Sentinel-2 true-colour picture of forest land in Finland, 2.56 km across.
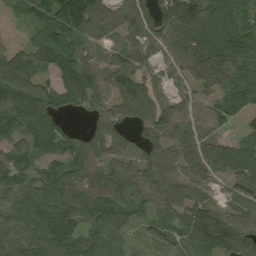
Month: August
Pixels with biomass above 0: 90%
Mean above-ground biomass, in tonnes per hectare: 102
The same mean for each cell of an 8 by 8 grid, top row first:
89 125 208 120 109 147 161 96
141 141 95 67 76 84 148 134
152 63 171 92 85 51 105 93
143 125 50 81 102 104 72 54
117 110 87 96 72 96 101 91
129 102 86 89 79 90 94 110
104 142 106 98 55 99 98 64
98 125 86 65 21 50 151 113
